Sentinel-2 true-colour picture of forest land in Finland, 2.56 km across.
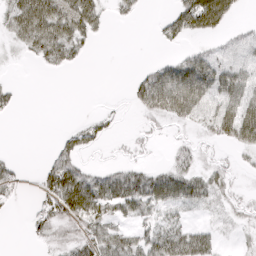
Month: April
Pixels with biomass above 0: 53%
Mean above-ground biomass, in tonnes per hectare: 30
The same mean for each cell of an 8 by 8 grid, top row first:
55 77 68 13 5 44 82 11
15 58 25 0 0 11 18 32
3 0 0 0 42 82 73 52
8 0 0 7 34 68 54 77
0 3 32 7 13 15 16 48
19 36 48 34 36 46 31 11
5 39 67 39 37 31 15 19
0 25 37 41 35 53 32 8
